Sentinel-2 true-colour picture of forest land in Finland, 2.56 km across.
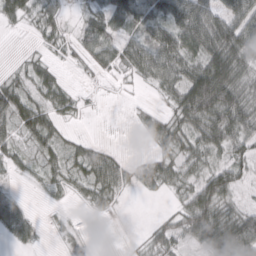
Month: March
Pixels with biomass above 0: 69%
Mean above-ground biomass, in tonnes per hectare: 35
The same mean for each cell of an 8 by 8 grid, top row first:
30 14 13 54 67 83 68 73
1 8 19 37 57 65 69 66
17 33 1 8 20 48 111 44
56 33 11 0 12 35 84 63
22 30 19 7 5 38 50 44
8 19 26 41 35 37 44 33
48 5 7 12 0 19 76 28
23 2 13 1 15 37 59 104
